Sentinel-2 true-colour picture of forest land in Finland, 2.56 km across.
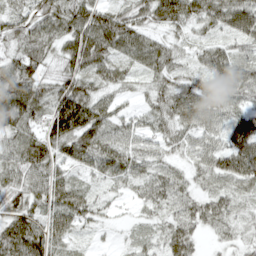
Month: April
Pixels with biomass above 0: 93%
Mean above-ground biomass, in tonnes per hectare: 50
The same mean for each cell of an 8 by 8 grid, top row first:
44 54 64 55 45 75 67 82
39 44 80 70 69 32 41 30
92 41 61 43 27 43 43 58
101 60 109 43 29 68 63 37
49 58 83 57 39 36 36 67
56 73 28 39 43 35 35 55
54 58 61 16 23 37 50 26
82 71 17 7 24 58 13 23
